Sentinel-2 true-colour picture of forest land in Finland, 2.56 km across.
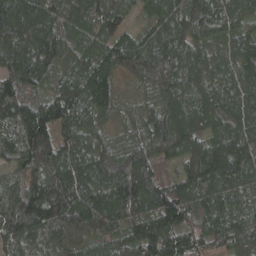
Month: April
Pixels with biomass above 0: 99%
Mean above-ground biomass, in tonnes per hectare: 126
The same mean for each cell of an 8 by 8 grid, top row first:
168 149 107 122 51 130 129 93
174 159 95 115 143 140 95 93
120 78 117 96 104 126 87 92
136 143 136 79 73 124 125 110
106 158 95 92 134 158 143 144
71 150 135 177 181 81 176 119
194 191 164 158 160 170 102 102
135 103 97 111 165 152 84 117
